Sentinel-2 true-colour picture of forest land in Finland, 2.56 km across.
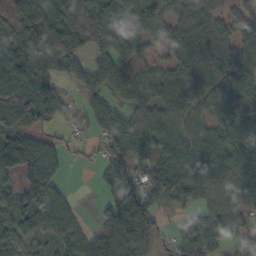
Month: October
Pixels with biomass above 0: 82%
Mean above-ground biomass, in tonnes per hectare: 68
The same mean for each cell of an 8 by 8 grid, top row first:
86 106 115 80 52 78 77 61
79 107 62 77 48 74 103 72
72 62 45 71 43 66 78 82
69 57 27 65 63 58 66 93
126 31 19 53 50 66 81 97
76 54 1 74 47 89 80 85
82 95 17 89 94 28 52 62
54 47 64 104 99 32 64 70
